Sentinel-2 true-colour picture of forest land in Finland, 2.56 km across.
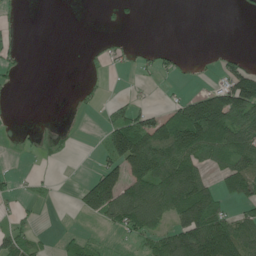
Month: June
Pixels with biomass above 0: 39%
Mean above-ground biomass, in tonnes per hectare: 52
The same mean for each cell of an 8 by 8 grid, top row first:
5 0 0 7 2 0 0 4
17 0 1 16 8 10 1 5
10 0 4 2 10 10 10 145
1 0 5 34 49 85 237 149
5 9 2 109 147 157 121 113
13 7 6 126 149 153 51 137
19 2 40 129 124 102 123 34
70 8 34 10 48 138 208 139
